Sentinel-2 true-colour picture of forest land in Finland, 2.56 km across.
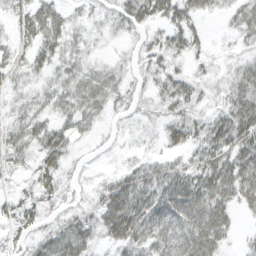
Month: March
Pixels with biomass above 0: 81%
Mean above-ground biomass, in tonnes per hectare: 31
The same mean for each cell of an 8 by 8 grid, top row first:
27 45 14 23 46 46 21 19
25 35 20 7 24 34 14 11
14 20 36 29 17 35 18 24
16 23 36 18 14 30 20 61
27 42 11 6 8 27 46 59
11 32 9 15 36 44 60 79
26 21 17 51 62 73 73 36
20 30 45 30 45 66 66 9
